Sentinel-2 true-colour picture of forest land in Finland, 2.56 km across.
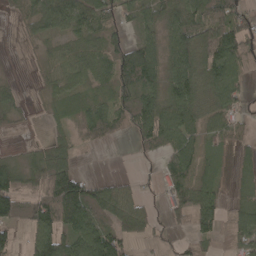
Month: April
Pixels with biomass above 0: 75%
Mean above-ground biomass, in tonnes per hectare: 63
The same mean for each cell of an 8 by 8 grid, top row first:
22 93 92 60 60 76 92 75
7 26 47 66 98 85 100 92
12 31 46 80 100 90 92 58
33 17 51 72 106 86 57 41
6 54 26 14 40 76 33 26
84 142 62 12 13 64 38 33
88 132 153 87 37 53 77 65
40 108 122 112 41 21 34 58
